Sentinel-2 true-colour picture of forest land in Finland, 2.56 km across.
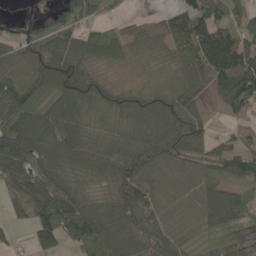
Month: May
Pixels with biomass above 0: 86%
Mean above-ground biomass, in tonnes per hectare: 67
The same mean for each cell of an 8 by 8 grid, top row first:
21 23 48 30 15 77 77 36
53 52 55 50 56 86 117 96
101 90 74 17 21 63 80 128
98 59 61 66 74 98 27 65
114 73 75 63 75 94 65 62
90 81 47 65 82 63 51 70
63 97 80 74 73 62 91 69
12 66 71 89 90 65 21 59
